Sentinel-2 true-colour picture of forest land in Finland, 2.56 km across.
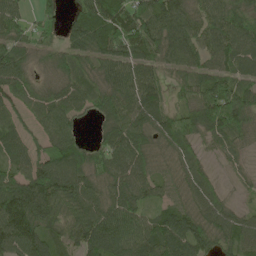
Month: May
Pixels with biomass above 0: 91%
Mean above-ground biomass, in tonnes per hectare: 79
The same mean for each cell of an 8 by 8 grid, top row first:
61 37 61 110 96 108 97 109
73 46 64 85 89 87 79 85
83 41 68 81 98 44 83 67
47 79 51 86 98 66 127 127
67 73 51 86 75 70 41 47
78 108 92 86 69 57 41 25
130 110 97 95 62 65 73 31
127 86 80 112 98 111 75 76
